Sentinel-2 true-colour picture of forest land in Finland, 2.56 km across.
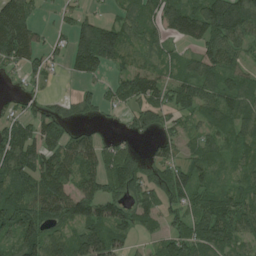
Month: July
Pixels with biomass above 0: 77%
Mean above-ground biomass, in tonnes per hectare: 62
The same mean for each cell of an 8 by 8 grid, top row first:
111 6 31 21 63 103 106 118
115 34 87 118 59 28 72 60
10 20 31 31 73 48 70 64
27 40 29 20 55 45 65 73
89 81 79 37 10 41 54 62
83 97 72 82 46 64 50 48
75 97 92 89 59 36 72 74
70 72 84 80 18 62 79 61
